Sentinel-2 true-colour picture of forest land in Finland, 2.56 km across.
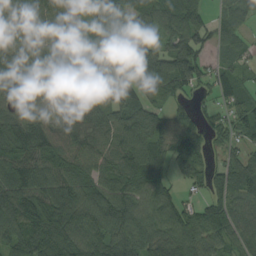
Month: September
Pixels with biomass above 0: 89%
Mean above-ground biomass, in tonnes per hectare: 91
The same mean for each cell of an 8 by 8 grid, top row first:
64 95 50 98 77 131 61 86
71 96 68 81 74 100 71 62
91 72 80 109 100 132 58 83
78 57 118 113 102 53 35 91
135 122 80 80 100 110 59 57
120 104 93 102 114 56 81 106
111 126 115 125 96 86 88 76
93 125 109 108 103 112 99 72
